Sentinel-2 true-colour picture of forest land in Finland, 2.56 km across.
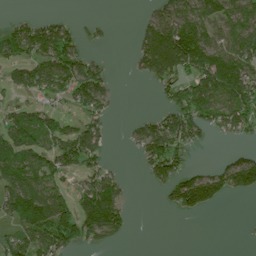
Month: July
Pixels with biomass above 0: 54%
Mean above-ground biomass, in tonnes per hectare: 74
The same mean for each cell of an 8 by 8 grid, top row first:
13 21 5 3 23 112 111 102
76 112 48 6 106 205 138 99
64 119 129 33 41 99 123 154
55 65 50 26 9 104 107 116
119 88 139 15 96 104 17 20
89 95 47 44 28 91 79 145
137 159 91 135 0 59 65 0
104 174 87 47 0 0 0 1
